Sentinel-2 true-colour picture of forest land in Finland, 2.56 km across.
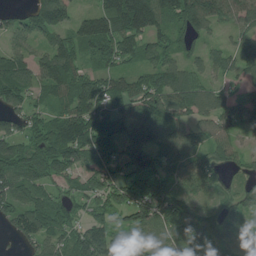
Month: July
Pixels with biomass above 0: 86%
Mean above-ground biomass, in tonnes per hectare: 97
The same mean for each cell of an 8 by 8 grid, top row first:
48 168 67 178 193 126 138 84
61 97 108 119 89 68 50 61
144 136 111 77 75 103 52 53
88 64 125 101 123 97 91 95
104 119 151 98 136 111 74 47
131 125 87 68 135 84 92 38
112 114 44 94 145 105 47 81
38 89 113 115 116 81 69 35
